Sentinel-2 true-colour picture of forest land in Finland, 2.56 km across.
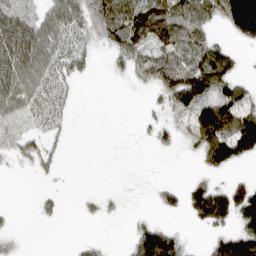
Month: April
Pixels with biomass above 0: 56%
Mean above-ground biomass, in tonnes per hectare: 48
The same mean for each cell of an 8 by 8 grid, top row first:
77 67 72 115 128 104 59 159
127 67 34 45 68 72 74 20
92 42 27 6 32 91 128 55
40 21 2 0 10 51 97 102
39 32 0 0 3 21 108 117
4 13 0 0 1 1 31 17
3 12 7 7 2 27 126 124
8 0 9 3 86 52 27 139
